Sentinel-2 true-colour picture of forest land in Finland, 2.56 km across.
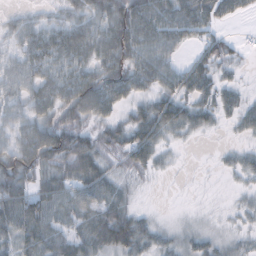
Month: October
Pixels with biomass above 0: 80%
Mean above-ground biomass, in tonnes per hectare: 44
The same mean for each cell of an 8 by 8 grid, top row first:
19 21 42 73 74 62 55 26
35 65 70 81 66 42 40 17
47 57 68 71 55 49 43 14
36 51 70 40 47 59 35 36
55 90 58 50 64 16 2 13
76 53 61 38 21 3 1 21
86 70 53 55 10 3 5 17
52 57 45 62 43 24 25 18
